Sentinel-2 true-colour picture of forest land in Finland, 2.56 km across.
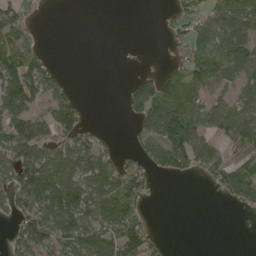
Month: May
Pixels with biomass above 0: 55%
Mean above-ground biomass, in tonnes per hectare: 49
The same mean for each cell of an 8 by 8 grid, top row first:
46 1 0 0 0 49 65 84
95 9 0 0 0 32 58 82
103 71 0 0 37 80 84 53
69 44 49 0 68 107 63 70
79 55 61 15 35 116 59 55
87 101 78 83 52 34 42 71
54 82 79 80 29 0 0 25
45 61 72 68 66 0 0 0
